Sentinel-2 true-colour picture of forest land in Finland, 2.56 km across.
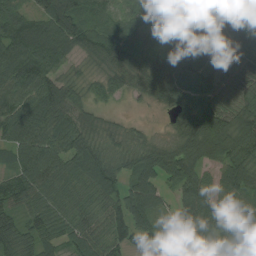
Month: August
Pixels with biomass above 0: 95%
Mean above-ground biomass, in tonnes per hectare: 89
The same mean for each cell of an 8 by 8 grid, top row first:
90 108 109 68 55 77 112 145
141 127 75 103 70 97 108 89
131 88 26 64 73 123 95 64
106 117 59 15 8 67 104 83
101 102 93 43 42 63 135 93
72 116 93 96 113 118 62 113
75 76 76 87 126 73 118 87
99 63 81 101 99 79 116 100
